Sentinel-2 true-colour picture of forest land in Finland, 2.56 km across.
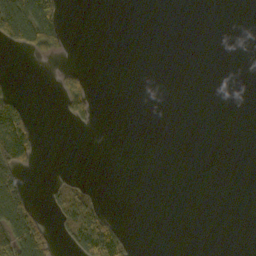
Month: October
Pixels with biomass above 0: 15%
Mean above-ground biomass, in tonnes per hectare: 18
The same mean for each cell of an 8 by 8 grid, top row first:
107 105 0 0 0 0 0 0
24 47 0 0 0 0 0 0
3 0 40 0 0 0 0 0
86 0 49 0 0 0 0 0
146 0 0 0 0 0 0 0
44 5 6 0 0 0 0 0
91 17 55 3 0 0 0 0
100 49 78 91 0 0 0 0
